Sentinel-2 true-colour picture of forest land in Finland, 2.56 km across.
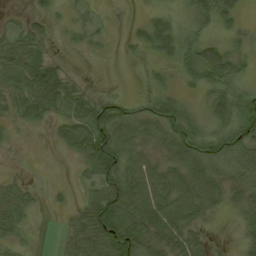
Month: August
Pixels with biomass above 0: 70%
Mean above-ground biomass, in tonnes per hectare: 36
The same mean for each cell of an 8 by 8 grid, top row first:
8 19 13 3 8 13 36 23
33 11 9 4 18 31 47 18
29 96 11 0 4 14 46 27
30 51 64 53 33 44 32 50
5 5 65 88 43 60 51 62
9 1 17 72 65 57 63 45
42 6 27 87 75 81 46 35
20 3 55 87 68 59 19 16
